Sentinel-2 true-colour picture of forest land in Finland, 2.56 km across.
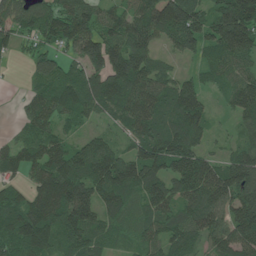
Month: June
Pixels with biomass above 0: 88%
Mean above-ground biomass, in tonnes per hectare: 105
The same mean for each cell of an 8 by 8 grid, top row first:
92 106 136 86 109 180 96 197
46 70 121 135 126 71 72 125
4 109 111 164 132 70 49 84
22 107 90 74 135 132 60 79
69 97 63 60 129 155 47 63
53 132 136 150 133 119 134 157
137 176 157 91 79 89 146 159
142 124 113 48 67 90 89 143
